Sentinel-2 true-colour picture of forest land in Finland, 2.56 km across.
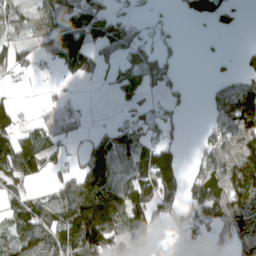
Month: April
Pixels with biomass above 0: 59%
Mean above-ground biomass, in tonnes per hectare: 74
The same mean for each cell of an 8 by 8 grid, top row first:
58 99 118 63 14 15 59 15
69 108 133 93 60 22 5 7
17 9 55 38 88 30 10 45
50 42 31 9 40 28 38 154
105 66 29 107 76 41 69 112
106 42 86 96 109 110 110 163
91 103 192 171 115 67 115 121
72 108 184 100 97 21 40 96
